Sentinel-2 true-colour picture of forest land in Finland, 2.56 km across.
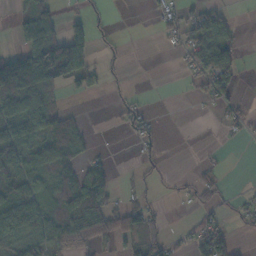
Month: November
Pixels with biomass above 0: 45%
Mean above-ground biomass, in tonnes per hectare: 41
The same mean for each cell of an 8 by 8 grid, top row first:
21 39 19 6 4 35 70 3
30 118 96 10 0 23 127 31
143 90 52 6 0 2 79 26
79 72 14 7 24 0 5 22
81 82 62 1 30 0 2 3
59 54 69 34 17 8 18 0
109 64 91 64 49 2 28 20
76 82 84 38 48 15 95 6
